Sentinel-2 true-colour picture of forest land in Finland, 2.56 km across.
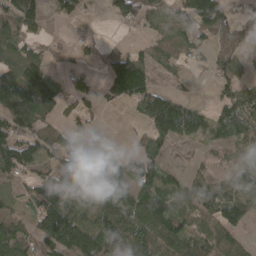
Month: April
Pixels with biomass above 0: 68%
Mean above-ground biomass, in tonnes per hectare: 83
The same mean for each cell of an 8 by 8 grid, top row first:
109 44 37 42 66 84 153 44
84 39 29 21 40 69 62 61
114 130 42 150 144 23 22 81
139 58 55 8 108 161 54 122
132 86 33 24 40 38 48 93
75 86 97 115 130 34 68 88
29 135 81 119 140 103 69 97
115 127 198 127 117 130 89 52
